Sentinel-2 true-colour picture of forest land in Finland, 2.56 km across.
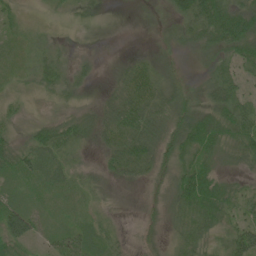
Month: June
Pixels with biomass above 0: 84%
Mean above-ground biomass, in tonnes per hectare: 29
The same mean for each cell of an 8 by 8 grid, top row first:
19 12 18 1 0 29 77 63
16 18 9 2 3 8 28 56
16 30 17 19 39 14 16 35
21 18 17 38 44 27 34 49
27 45 22 30 41 38 58 50
34 36 19 20 22 42 53 15
46 20 16 11 13 31 61 34
56 22 40 23 17 22 25 61
